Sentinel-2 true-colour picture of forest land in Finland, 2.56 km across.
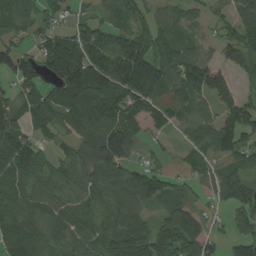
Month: August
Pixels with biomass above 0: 83%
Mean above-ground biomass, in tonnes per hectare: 86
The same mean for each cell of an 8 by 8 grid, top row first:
58 55 36 68 63 56 48 77
63 104 146 127 126 72 37 94
106 80 163 156 174 97 144 34
73 82 124 114 105 78 41 142
102 36 65 153 31 14 70 104
99 67 56 87 103 31 68 88
84 72 54 85 63 100 30 106
84 73 71 91 119 153 94 86
